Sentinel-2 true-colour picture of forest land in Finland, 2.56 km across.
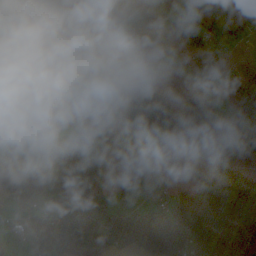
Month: October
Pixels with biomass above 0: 51%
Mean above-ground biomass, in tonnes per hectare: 59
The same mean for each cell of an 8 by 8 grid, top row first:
63 72 100 202 78 32 100 56
28 62 84 169 49 19 92 11
34 7 22 45 51 3 29 126
72 23 9 1 6 39 78 44
91 54 30 10 55 2 2 44
87 138 82 2 20 4 81 88
38 44 62 48 34 69 98 91
17 57 105 62 82 126 176 91
